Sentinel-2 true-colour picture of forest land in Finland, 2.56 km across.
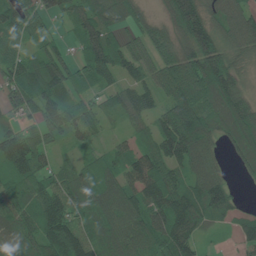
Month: June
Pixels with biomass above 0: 89%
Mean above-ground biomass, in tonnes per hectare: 92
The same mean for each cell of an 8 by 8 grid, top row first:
97 68 88 104 63 120 92 120
61 64 65 96 83 100 133 80
92 132 68 56 74 149 166 68
57 86 70 44 67 149 93 139
135 58 37 37 62 173 83 104
92 78 72 82 133 88 110 22
68 125 83 104 128 148 108 35
79 119 139 91 106 167 23 51
